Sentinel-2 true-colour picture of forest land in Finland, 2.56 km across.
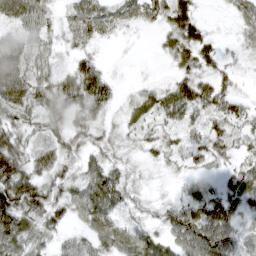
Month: March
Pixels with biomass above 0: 85%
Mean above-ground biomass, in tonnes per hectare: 45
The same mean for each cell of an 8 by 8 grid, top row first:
75 32 66 37 39 67 8 37
68 25 37 5 1 45 47 20
109 39 76 27 9 39 49 18
60 47 48 23 44 61 52 38
52 36 38 29 27 29 65 32
95 49 49 62 14 17 28 48
75 67 64 71 23 41 74 47
48 30 33 74 67 49 85 43
